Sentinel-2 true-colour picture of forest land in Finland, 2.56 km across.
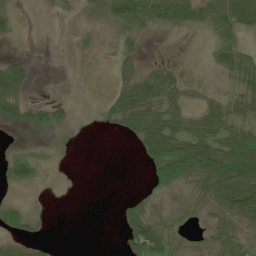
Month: June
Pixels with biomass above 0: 57%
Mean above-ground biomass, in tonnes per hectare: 36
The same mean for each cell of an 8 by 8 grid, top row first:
23 6 16 68 78 64 62 79
2 0 10 11 15 0 19 53
62 1 3 16 57 39 4 58
47 45 6 42 81 52 50 59
7 10 6 0 62 72 84 96
38 7 0 0 15 75 115 133
26 3 0 2 34 18 39 91
29 11 0 0 116 38 26 42
